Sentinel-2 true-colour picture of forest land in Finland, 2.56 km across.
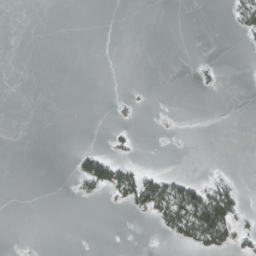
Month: March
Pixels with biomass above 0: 11%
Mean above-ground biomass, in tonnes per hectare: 8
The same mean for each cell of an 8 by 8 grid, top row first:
0 0 0 0 0 0 0 24
0 0 0 0 0 0 0 2
0 0 0 0 0 0 5 0
0 0 0 3 1 0 0 0
0 0 2 7 0 0 0 0
0 0 27 50 34 17 9 2
0 0 0 4 32 66 106 26
0 0 0 0 0 20 61 21
